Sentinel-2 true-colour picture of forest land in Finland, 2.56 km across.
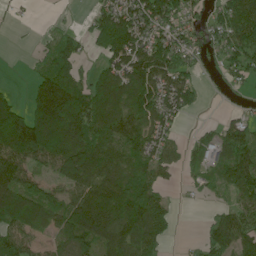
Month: June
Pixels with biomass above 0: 73%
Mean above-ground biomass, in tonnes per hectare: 84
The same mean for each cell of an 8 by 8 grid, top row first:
9 3 7 82 126 87 44 121
1 42 57 90 100 110 52 97
1 113 65 105 137 101 17 37
105 204 146 113 108 85 6 30
181 168 133 98 92 43 70 113
110 50 124 103 88 20 51 121
153 103 134 147 133 18 11 77
93 42 119 109 107 11 54 102
